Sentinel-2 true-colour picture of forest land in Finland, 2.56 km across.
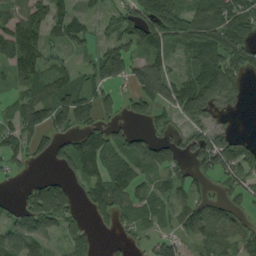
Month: August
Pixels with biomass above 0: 70%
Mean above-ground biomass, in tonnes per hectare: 80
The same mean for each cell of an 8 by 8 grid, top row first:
102 126 52 48 128 99 108 93
177 87 38 95 89 52 119 76
73 84 64 90 145 73 116 54
67 131 118 43 52 74 82 12
90 64 103 95 100 75 118 61
17 36 60 118 53 54 47 74
52 210 48 116 65 63 77 47
96 58 78 13 36 72 79 66
